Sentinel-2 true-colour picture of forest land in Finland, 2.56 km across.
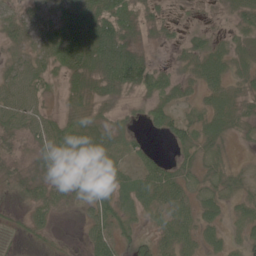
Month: June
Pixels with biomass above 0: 82%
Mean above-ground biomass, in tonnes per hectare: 32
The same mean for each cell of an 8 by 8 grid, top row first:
21 28 55 81 23 7 4 31
17 40 63 94 21 13 33 23
40 28 38 65 55 28 39 21
49 24 32 20 24 30 29 23
11 51 69 36 17 28 27 7
23 40 73 50 43 37 25 20
11 33 18 43 29 53 29 21
7 11 8 45 15 52 29 20
